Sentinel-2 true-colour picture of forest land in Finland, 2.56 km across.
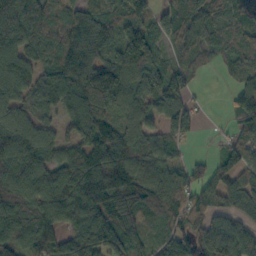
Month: October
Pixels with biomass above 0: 86%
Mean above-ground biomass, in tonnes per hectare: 103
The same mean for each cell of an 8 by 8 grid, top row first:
201 134 63 65 44 85 101 65
112 100 148 101 142 55 63 90
130 95 164 160 138 109 7 68
88 76 158 115 86 116 8 121
115 104 114 169 97 54 8 106
107 102 151 141 104 86 69 101
91 101 135 140 115 97 93 83
78 122 159 138 71 110 107 115
